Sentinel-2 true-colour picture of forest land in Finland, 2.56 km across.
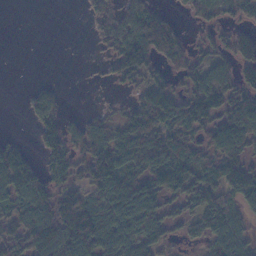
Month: November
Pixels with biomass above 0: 68%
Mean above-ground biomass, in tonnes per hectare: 72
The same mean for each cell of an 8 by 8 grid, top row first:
0 0 6 51 79 27 45 45
0 0 1 54 122 84 42 81
0 9 1 31 67 44 120 75
1 74 13 21 109 106 123 123
40 72 63 105 103 87 76 124
120 68 50 150 112 124 94 124
61 84 121 130 164 43 107 74
87 122 141 122 104 33 75 91
